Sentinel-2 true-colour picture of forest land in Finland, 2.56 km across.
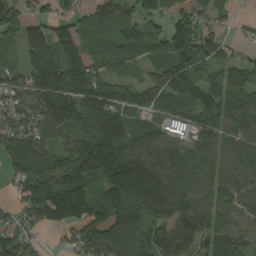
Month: August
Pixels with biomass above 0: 87%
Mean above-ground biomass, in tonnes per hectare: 128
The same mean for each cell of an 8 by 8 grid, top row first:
101 77 85 134 119 84 105 20
71 202 146 111 132 178 160 35
103 207 202 130 71 156 101 107
118 175 146 176 99 138 136 143
124 112 143 234 128 86 99 115
79 143 176 200 209 128 103 114
66 149 146 195 187 127 114 85
133 17 119 198 150 136 112 113
